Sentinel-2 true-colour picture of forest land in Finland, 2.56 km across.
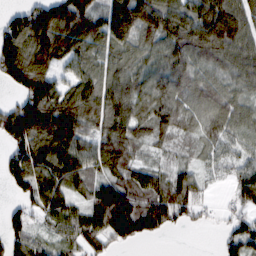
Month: February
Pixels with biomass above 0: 85%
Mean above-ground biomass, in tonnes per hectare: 107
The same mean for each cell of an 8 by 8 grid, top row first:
66 169 171 152 190 146 182 138
144 163 101 102 80 133 153 114
106 128 98 116 91 125 87 90
134 192 160 169 102 124 98 88
114 184 122 146 65 49 65 53
108 154 115 104 78 84 36 82
38 87 61 202 132 118 27 62
79 45 80 85 53 0 0 91
